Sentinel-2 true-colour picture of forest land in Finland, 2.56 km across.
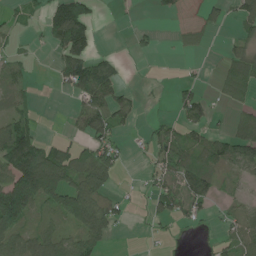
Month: June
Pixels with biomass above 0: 50%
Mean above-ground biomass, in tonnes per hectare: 56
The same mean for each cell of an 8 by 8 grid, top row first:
20 71 154 2 0 15 31 61
18 30 119 5 18 10 11 42
45 3 119 78 2 14 7 98
41 1 71 99 10 34 52 43
150 57 40 67 18 88 84 116
143 197 113 58 18 90 88 40
191 43 136 64 14 70 29 31
69 74 88 30 4 8 9 59
